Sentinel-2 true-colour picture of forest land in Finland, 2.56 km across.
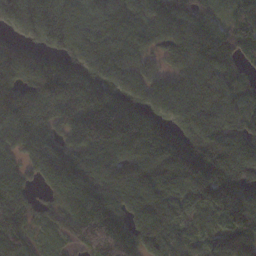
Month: November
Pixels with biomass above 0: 94%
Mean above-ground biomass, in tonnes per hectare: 145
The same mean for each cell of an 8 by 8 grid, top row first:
144 186 140 156 122 143 104 106
122 125 180 147 110 119 191 140
136 193 187 159 107 84 117 87
204 190 180 189 167 137 124 96
131 128 171 230 167 197 240 157
98 126 150 130 128 167 210 234
129 46 160 136 139 111 117 197
133 34 119 206 125 108 101 134
